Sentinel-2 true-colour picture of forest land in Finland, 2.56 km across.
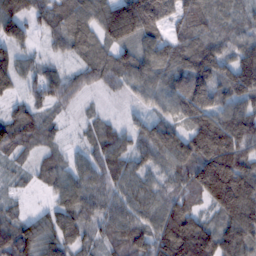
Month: February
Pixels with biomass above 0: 91%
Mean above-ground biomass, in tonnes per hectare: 86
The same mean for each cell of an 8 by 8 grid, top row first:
99 81 93 135 168 72 86 47
78 31 70 81 75 89 92 76
67 83 53 58 87 87 123 128
57 47 22 12 36 67 113 106
94 50 30 79 69 86 160 132
24 57 76 81 56 82 206 160
25 38 98 69 81 114 67 202
107 87 62 66 91 175 120 125
